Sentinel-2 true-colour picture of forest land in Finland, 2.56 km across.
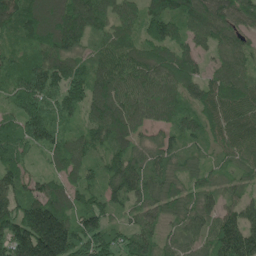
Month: May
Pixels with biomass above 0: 95%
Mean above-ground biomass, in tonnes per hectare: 109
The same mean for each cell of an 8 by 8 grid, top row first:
141 149 149 94 100 108 125 124
81 116 92 101 87 101 68 77
99 141 125 137 107 114 85 93
81 119 76 156 96 93 99 95
90 101 80 111 74 79 68 100
116 67 77 96 112 90 55 50
141 180 107 81 88 94 101 107
203 306 138 111 135 76 102 207
